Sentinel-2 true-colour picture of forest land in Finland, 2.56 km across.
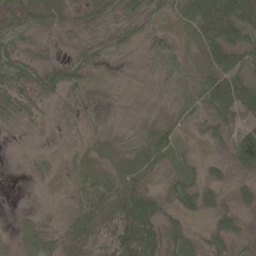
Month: May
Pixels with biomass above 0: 73%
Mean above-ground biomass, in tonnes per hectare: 22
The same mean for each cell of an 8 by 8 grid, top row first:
26 29 10 14 22 22 73 58
19 6 7 10 10 12 38 43
22 26 24 1 1 9 42 51
31 6 10 1 3 8 21 45
3 2 9 11 28 19 10 76
1 4 14 25 35 16 16 10
1 4 27 46 61 20 23 20
6 27 49 48 60 30 17 11
